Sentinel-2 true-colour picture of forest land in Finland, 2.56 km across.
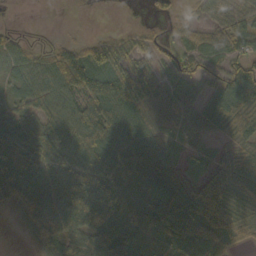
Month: October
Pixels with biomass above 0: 83%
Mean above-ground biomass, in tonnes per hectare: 53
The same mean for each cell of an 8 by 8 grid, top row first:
0 0 0 0 2 20 25 51
42 19 43 75 39 36 39 43
48 64 86 65 77 40 46 100
40 59 79 68 59 39 66 77
74 56 59 64 72 25 18 48
82 55 57 71 67 44 33 84
25 74 90 71 77 94 92 60
1 53 62 86 60 93 84 33
